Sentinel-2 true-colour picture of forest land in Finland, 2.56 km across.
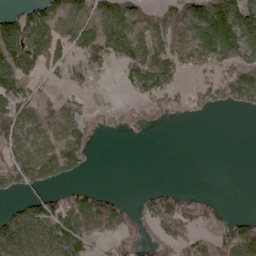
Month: April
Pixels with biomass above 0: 54%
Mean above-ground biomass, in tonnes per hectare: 52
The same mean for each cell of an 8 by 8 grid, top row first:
67 72 61 77 49 63 129 144
107 62 66 95 91 87 127 122
82 18 33 6 106 57 39 95
84 48 45 4 11 23 25 19
65 68 66 0 1 0 0 0
84 76 22 0 0 0 0 0
29 73 61 73 40 84 19 0
86 65 67 43 29 46 19 100
